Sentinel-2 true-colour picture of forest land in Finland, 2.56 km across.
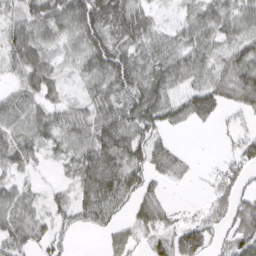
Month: March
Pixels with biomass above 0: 81%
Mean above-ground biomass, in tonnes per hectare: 58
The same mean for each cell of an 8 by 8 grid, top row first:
52 90 112 104 53 35 64 60
71 46 57 93 62 64 64 81
31 63 32 88 85 67 64 94
67 54 43 74 89 56 68 33
68 45 68 109 74 15 0 41
36 13 63 100 69 33 18 49
61 32 64 68 57 19 37 74
61 47 5 26 39 83 54 75
